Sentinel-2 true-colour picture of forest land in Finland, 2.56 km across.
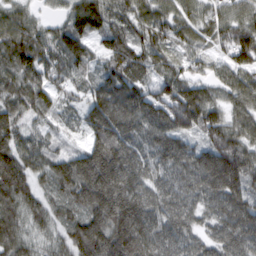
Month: March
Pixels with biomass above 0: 96%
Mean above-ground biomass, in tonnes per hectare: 112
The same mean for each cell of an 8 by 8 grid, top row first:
89 32 125 96 85 89 60 77
152 113 118 102 97 61 56 132
123 92 63 108 83 101 73 96
82 69 72 157 133 160 120 93
104 65 47 187 91 110 97 117
166 91 191 222 103 91 135 148
138 89 126 218 154 102 83 128
125 56 157 197 179 111 75 125
